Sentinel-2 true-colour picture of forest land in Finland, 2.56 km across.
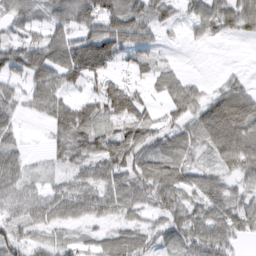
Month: March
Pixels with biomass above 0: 80%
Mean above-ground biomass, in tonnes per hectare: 60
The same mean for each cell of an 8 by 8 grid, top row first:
59 61 92 97 72 31 70 83
74 109 108 110 60 6 10 0
54 91 79 67 31 42 11 23
50 75 91 78 64 63 81 118
43 23 76 79 67 53 66 102
65 19 42 75 69 66 47 53
60 64 58 51 42 58 68 65
54 22 25 44 40 55 78 31
